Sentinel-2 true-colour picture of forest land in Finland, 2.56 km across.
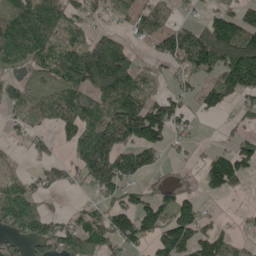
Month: May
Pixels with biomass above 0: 66%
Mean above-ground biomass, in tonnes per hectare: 93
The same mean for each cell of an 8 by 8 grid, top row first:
121 137 71 50 87 36 44 76
142 117 122 144 31 134 186 162
58 104 139 182 67 44 69 148
68 131 212 158 166 86 47 38
24 37 134 179 146 32 11 55
64 56 79 175 68 21 86 78
171 35 24 90 112 139 15 10
65 110 122 90 82 140 89 30
